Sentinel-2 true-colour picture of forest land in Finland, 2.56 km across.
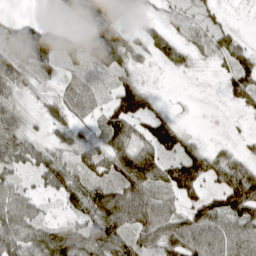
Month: April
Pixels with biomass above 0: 79%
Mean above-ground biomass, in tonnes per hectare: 59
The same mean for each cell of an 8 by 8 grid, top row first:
22 3 72 83 14 23 32 2
74 137 111 130 36 48 37 62
59 44 37 38 22 2 2 85
43 30 36 74 81 14 0 13
65 34 36 70 64 75 20 17
37 63 53 66 117 107 83 106
76 17 63 113 96 54 92 113
78 83 75 94 59 82 92 89
